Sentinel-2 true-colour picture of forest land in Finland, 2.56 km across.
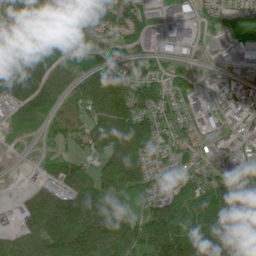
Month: June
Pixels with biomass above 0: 81%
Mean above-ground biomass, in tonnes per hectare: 89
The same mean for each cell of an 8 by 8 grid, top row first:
91 78 112 74 57 16 55 73
54 85 53 69 42 7 8 40
149 123 87 113 110 58 20 14
60 85 73 135 119 76 14 41
7 35 52 124 113 71 24 36
1 33 81 127 92 69 82 119
26 127 146 142 96 165 177 241
77 150 172 159 159 199 185 200
